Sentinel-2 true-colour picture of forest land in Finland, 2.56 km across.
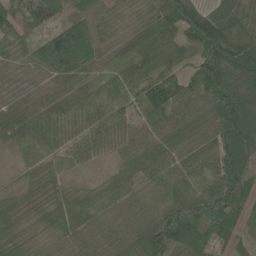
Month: June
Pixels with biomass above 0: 97%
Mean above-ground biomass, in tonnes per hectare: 67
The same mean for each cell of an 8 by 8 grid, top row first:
64 72 76 31 37 113 83 59
33 153 175 35 65 60 123 91
30 32 49 60 78 70 108 68
40 60 67 59 43 70 65 132
39 59 49 26 55 73 65 124
19 35 20 38 63 65 59 132
30 40 78 81 52 90 96 93
39 23 53 59 83 114 73 45
